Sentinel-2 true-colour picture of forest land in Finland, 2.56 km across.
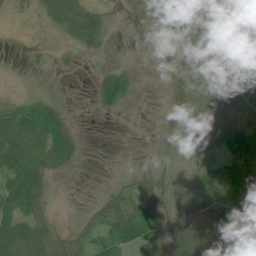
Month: July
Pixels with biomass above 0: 76%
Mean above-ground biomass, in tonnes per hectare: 44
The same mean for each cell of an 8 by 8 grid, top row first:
8 30 57 22 22 53 34 66
0 5 22 6 6 19 63 72
0 4 2 64 10 28 52 78
51 73 5 31 6 37 51 54
84 88 35 3 6 35 44 87
55 56 7 7 26 38 63 101
58 33 6 56 77 46 76 99
74 71 35 76 85 88 86 83
